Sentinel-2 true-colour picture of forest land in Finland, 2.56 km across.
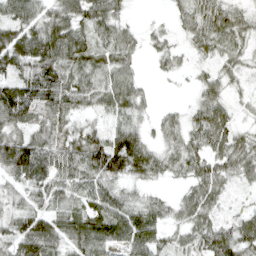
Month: April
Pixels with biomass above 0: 85%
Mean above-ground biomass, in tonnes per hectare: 57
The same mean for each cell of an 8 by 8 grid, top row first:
67 56 61 58 3 22 65 46
110 110 71 59 26 25 44 34
71 99 57 58 20 12 36 25
91 59 38 60 26 21 81 21
84 62 68 102 67 39 75 48
73 81 65 89 54 26 61 46
43 52 52 81 56 40 59 31
73 86 80 73 88 38 67 73
